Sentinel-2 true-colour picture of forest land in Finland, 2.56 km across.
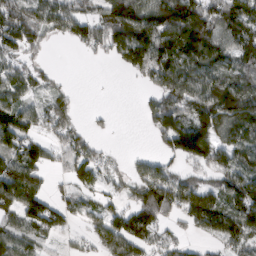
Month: March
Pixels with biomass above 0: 73%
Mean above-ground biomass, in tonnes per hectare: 92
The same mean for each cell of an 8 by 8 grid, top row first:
126 102 92 115 127 171 133 124
103 24 36 97 169 172 146 105
86 37 0 1 45 138 110 97
135 92 17 11 42 131 164 172
111 59 77 9 1 126 169 114
162 49 76 43 78 70 63 137
125 110 52 51 129 99 144 152
127 55 25 104 75 41 47 101
